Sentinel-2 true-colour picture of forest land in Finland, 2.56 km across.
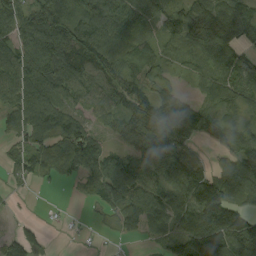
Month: August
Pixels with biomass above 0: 83%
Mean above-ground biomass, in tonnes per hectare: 77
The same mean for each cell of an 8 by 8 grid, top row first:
89 150 102 105 83 61 113 108
79 141 117 58 38 59 112 80
94 130 100 77 46 24 54 96
76 112 69 64 104 130 50 49
36 75 98 39 143 104 22 58
28 38 65 97 86 101 80 102
6 2 3 60 93 80 173 70
53 15 4 8 23 114 150 141
